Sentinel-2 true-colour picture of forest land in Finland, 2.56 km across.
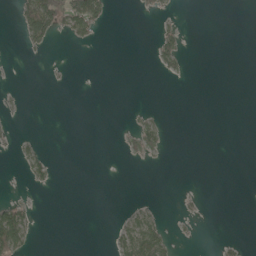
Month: May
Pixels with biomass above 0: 12%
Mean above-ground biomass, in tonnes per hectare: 8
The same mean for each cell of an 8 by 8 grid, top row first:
15 78 75 9 3 4 0 0
2 12 4 0 0 26 0 0
0 1 0 0 0 3 0 0
2 0 0 0 6 0 0 0
8 2 0 0 22 0 0 0
1 17 0 0 0 0 0 0
41 0 0 0 12 3 1 0
76 0 0 14 75 8 0 5
